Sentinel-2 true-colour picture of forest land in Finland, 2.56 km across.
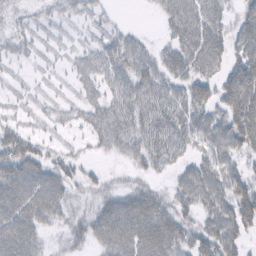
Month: February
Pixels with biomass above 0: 75%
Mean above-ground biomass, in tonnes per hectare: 32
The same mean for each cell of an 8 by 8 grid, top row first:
11 12 14 6 1 42 42 31
16 8 14 32 20 35 50 37
8 7 23 32 37 32 35 65
11 12 20 36 41 42 38 65
46 14 7 25 35 35 41 46
53 43 21 10 18 20 46 36
53 44 16 45 58 34 35 52
58 12 26 53 68 47 45 34
